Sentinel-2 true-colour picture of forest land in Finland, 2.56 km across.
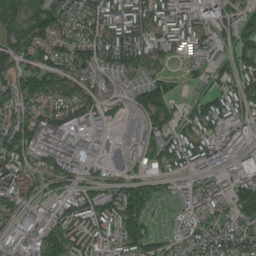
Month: July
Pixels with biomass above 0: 88%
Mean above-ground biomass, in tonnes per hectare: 99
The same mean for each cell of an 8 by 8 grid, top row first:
127 130 80 97 115 123 105 108
132 116 102 129 110 68 103 129
117 119 95 78 118 34 57 99
86 101 100 51 142 80 133 72
133 91 63 54 83 109 107 127
110 73 81 64 79 66 79 124
76 79 146 134 145 47 80 127
67 144 114 89 145 65 92 91
